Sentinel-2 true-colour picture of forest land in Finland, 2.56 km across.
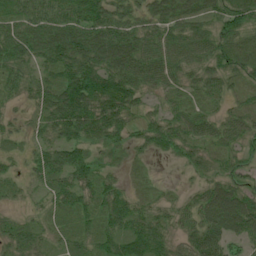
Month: July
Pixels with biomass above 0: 90%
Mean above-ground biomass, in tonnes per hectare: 48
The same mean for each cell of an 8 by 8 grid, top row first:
49 65 62 72 47 67 52 57
62 68 77 94 67 61 56 49
41 40 95 80 54 38 49 32
12 60 98 84 34 37 28 32
15 40 56 35 35 53 38 35
19 47 55 24 17 5 35 37
9 22 43 53 33 29 73 83
37 23 31 57 81 31 64 32
